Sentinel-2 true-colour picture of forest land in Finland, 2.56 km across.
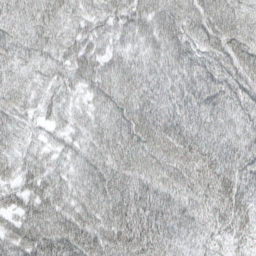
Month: April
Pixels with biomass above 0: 98%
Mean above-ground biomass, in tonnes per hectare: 67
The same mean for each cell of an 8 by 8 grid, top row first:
67 74 53 66 72 73 92 61
68 57 73 43 52 76 66 82
47 44 52 63 59 66 86 77
53 42 35 66 81 58 81 71
47 36 44 71 89 72 67 70
59 64 51 81 79 83 69 69
63 75 68 88 90 78 58 59
74 96 107 91 95 52 46 37
